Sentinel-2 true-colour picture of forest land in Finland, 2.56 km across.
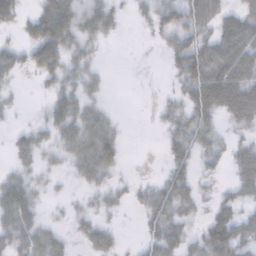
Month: November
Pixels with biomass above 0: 64%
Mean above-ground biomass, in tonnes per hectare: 35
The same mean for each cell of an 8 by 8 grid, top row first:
29 62 47 35 19 49 48 59
26 74 35 3 1 49 56 85
13 25 32 4 1 21 88 94
9 25 45 14 0 26 54 80
23 25 50 48 0 40 35 30
28 16 25 24 5 44 16 46
65 10 15 18 24 45 21 35
39 45 17 31 19 44 62 59
